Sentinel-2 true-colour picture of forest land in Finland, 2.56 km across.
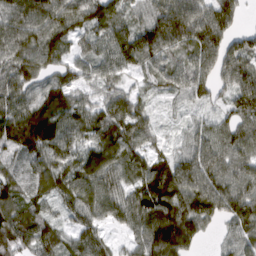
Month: March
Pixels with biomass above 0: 92%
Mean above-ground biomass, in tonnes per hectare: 92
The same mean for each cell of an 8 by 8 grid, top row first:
120 113 93 99 67 147 120 58
122 101 47 92 121 99 134 73
117 82 60 59 42 79 94 97
104 122 90 113 64 25 34 88
103 115 75 119 71 33 95 92
73 95 99 95 103 132 120 85
102 48 89 91 117 140 125 103
117 84 82 37 106 156 22 67
